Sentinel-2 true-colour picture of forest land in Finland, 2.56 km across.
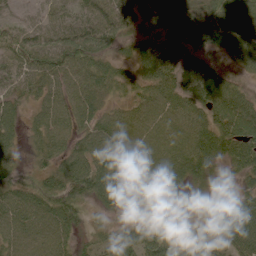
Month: June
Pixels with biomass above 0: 89%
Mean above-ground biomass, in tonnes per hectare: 61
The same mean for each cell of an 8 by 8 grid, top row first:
18 44 50 64 53 76 66 95
56 72 81 40 52 68 58 101
48 61 66 67 67 76 94 38
46 59 66 43 66 77 84 88
40 60 52 71 70 75 93 107
35 49 89 86 65 74 39 39
76 71 45 29 16 1 17 54
58 65 31 37 86 95 46 70
